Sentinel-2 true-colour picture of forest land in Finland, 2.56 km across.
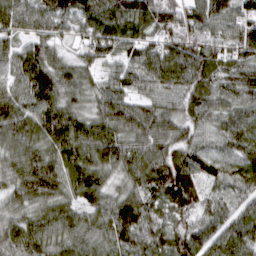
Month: March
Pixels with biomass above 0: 97%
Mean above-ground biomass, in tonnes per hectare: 91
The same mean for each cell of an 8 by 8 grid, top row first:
88 97 87 111 106 103 103 82
71 87 46 87 76 110 105 89
77 137 88 61 83 103 110 96
99 109 77 116 98 86 89 81
79 92 109 102 101 98 53 99
78 117 99 61 104 133 73 82
71 77 69 97 107 92 69 70
96 81 81 98 93 96 102 104
